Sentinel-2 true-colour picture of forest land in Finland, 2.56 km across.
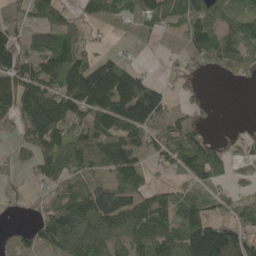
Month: May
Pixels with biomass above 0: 74%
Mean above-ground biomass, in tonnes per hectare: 91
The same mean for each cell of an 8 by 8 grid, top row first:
67 87 47 76 90 86 98 61
116 138 62 10 10 54 130 125
156 129 165 195 83 28 8 37
115 170 111 177 199 63 25 0
42 104 106 155 103 117 88 42
13 68 81 84 58 35 100 38
9 73 127 152 110 99 69 64
68 123 119 85 122 103 211 111
